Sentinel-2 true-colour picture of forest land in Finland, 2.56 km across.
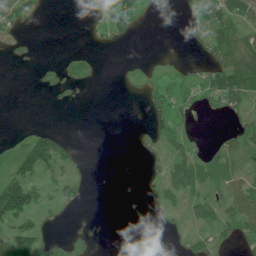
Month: July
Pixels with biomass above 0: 44%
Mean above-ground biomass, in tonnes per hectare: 29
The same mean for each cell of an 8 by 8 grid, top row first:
42 2 2 33 18 6 69 47
11 0 5 11 0 0 52 97
0 16 27 2 26 20 37 116
0 1 0 0 20 38 16 31
21 81 9 0 25 38 13 50
70 28 17 1 23 47 43 26
119 26 11 0 22 30 46 52
74 42 33 4 43 19 31 39
